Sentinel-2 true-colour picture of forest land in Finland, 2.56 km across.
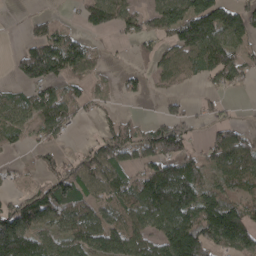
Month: April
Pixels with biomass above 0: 66%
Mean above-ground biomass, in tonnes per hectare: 79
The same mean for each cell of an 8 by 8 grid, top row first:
2 27 39 94 66 129 162 97
16 145 101 9 43 88 156 71
32 96 55 14 33 53 50 54
66 93 38 20 6 47 30 7
29 51 12 104 93 105 57 94
16 54 110 101 97 156 58 90
85 120 88 62 121 176 158 111
174 72 99 106 79 198 133 135
